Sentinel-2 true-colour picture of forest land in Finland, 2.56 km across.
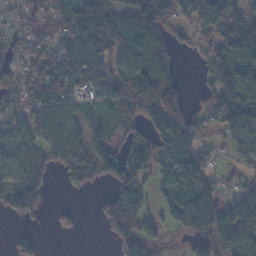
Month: November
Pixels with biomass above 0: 72%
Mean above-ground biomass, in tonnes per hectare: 67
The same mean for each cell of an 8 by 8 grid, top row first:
34 57 103 112 111 60 100 94
41 55 86 93 91 49 57 97
54 100 81 92 107 43 48 112
65 87 42 36 82 81 62 95
55 81 80 60 77 104 31 46
64 46 65 63 66 93 62 25
70 23 10 71 63 73 86 99
36 2 4 26 69 13 81 88
